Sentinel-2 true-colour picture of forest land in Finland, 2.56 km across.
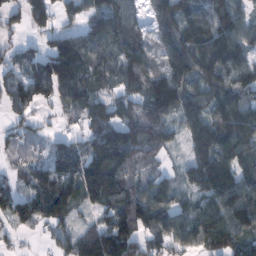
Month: February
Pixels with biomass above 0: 85%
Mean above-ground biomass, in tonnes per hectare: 111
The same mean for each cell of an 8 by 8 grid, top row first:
58 94 65 130 55 146 116 93
42 75 103 88 93 145 150 115
84 185 115 72 145 148 134 128
63 27 93 91 119 143 125 143
54 56 75 199 174 43 171 164
46 125 158 165 84 62 194 125
100 131 72 98 171 104 111 161
27 33 135 227 102 98 120 118
